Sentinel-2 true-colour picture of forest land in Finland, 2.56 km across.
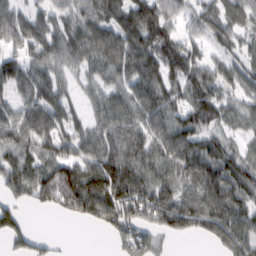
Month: February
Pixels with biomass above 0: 83%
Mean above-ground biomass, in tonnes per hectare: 76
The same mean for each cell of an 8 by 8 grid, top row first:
68 52 62 87 131 53 71 73
66 92 83 99 107 95 47 48
88 86 34 60 98 77 88 73
73 109 37 95 91 79 104 50
84 93 72 86 89 106 79 33
86 98 112 128 88 73 91 88
43 48 98 99 94 106 98 80
43 17 0 24 64 17 35 88
